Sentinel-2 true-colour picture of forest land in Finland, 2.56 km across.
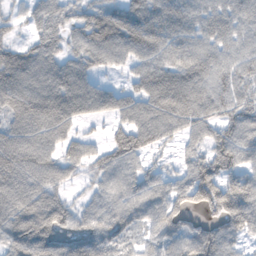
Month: November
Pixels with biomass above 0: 85%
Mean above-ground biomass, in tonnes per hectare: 77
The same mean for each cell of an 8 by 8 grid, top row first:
29 70 54 83 88 80 66 68
57 71 70 100 88 76 70 63
93 88 82 16 72 90 80 66
86 121 81 54 87 106 76 77
99 84 66 70 82 36 68 96
102 84 30 71 64 52 106 92
95 106 44 78 73 90 73 126
90 105 96 86 49 78 97 49
